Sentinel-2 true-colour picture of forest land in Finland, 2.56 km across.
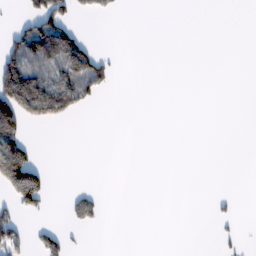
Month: February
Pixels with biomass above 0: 16%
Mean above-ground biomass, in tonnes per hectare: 29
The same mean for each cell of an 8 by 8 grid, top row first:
12 131 18 10 0 0 0 0
94 162 84 2 0 0 0 0
174 95 106 28 0 0 0 0
155 124 35 0 0 0 0 0
123 0 0 0 0 0 0 0
187 33 0 0 0 0 0 0
56 12 52 0 0 0 4 3
56 52 4 0 0 0 0 16
